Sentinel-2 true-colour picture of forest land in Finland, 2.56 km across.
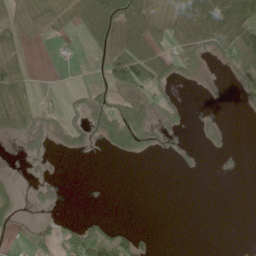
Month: June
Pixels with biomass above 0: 39%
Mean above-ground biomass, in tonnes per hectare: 35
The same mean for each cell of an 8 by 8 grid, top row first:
39 51 103 147 98 71 129 116
37 1 6 91 99 50 64 106
68 0 0 38 73 38 16 32
80 16 30 81 51 37 5 4
8 28 30 64 73 9 20 0
7 8 0 0 0 2 0 4
32 17 0 0 0 0 0 0
5 28 62 71 13 0 0 0
